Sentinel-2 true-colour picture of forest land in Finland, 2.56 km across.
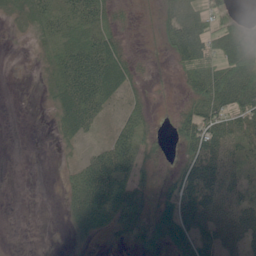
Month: June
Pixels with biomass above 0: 67%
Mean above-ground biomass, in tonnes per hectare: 37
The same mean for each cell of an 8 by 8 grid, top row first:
15 33 48 24 3 56 44 15
3 17 62 40 2 57 59 62
1 18 98 63 10 12 78 91
0 9 79 20 27 20 71 70
0 2 18 48 32 23 79 43
0 0 58 85 30 34 71 38
0 0 59 84 41 51 64 57
1 0 15 13 48 48 45 56
